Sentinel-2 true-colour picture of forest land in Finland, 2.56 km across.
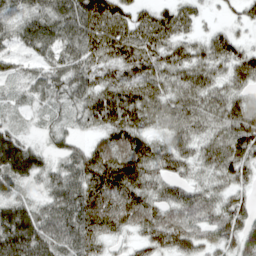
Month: April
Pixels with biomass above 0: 93%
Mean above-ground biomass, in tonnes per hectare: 67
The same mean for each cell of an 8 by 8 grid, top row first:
56 85 104 99 55 70 14 31
36 63 79 83 84 58 55 50
38 50 67 59 76 58 58 55
27 29 47 86 81 60 63 75
100 34 35 85 68 56 57 86
117 62 84 103 84 45 43 57
89 62 96 85 84 72 63 59
135 95 90 40 46 77 57 70
